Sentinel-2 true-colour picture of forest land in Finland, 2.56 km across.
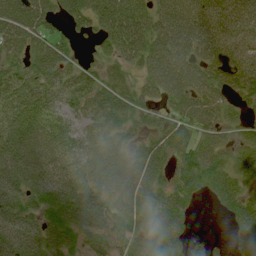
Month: July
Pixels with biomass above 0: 86%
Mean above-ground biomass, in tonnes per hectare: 61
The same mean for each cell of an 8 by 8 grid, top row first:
84 64 66 95 59 80 79 76
57 70 12 60 71 86 70 65
72 76 58 52 48 85 67 53
81 67 58 67 48 51 67 32
83 66 73 53 42 63 55 42
81 77 70 68 68 47 67 54
76 63 70 48 62 61 7 62
48 43 31 52 60 56 21 57
